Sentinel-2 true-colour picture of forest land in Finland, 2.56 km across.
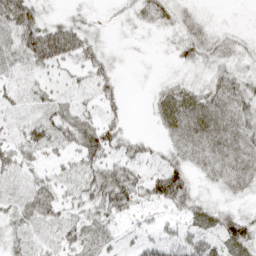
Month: April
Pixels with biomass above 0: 81%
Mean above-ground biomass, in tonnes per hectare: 36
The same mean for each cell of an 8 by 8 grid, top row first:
74 21 13 8 28 32 9 3
53 94 58 7 3 23 36 20
27 22 24 28 3 23 29 32
21 35 37 23 5 67 61 45
36 41 56 45 23 42 55 45
32 30 30 63 46 70 31 55
37 57 36 58 35 32 31 16
27 29 47 29 29 40 45 62
